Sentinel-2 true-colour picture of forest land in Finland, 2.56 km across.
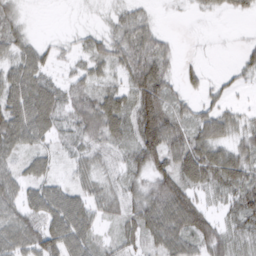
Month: March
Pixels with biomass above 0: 80%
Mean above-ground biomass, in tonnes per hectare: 41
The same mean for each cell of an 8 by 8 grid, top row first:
24 1 8 24 28 5 12 18
35 23 21 46 60 13 5 13
53 36 31 26 82 23 21 15
64 62 50 68 77 46 41 22
48 28 34 45 75 58 67 39
41 36 34 30 38 66 62 62
43 56 48 35 58 79 34 57
48 63 53 21 40 58 59 27
